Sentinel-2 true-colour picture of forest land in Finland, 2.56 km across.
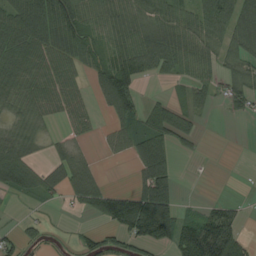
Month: August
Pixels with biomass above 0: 63%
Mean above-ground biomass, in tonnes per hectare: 60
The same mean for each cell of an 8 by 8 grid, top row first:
83 106 83 65 65 60 115 119
74 68 65 74 114 91 59 90
67 64 30 137 39 35 58 81
37 39 42 51 60 63 26 34
66 20 14 27 75 56 7 0
80 59 52 2 73 38 1 0
3 12 30 131 173 73 33 24
45 21 27 51 96 97 169 85
